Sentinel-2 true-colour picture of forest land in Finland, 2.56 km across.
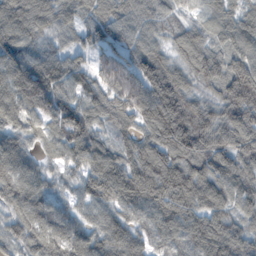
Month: November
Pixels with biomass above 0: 97%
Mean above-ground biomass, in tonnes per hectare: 105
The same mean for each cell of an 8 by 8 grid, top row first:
137 109 72 104 88 59 66 85
122 73 70 103 93 85 99 97
95 84 89 132 116 109 105 200
106 103 130 120 132 132 115 179
85 69 123 80 93 124 139 126
102 55 85 139 120 125 133 117
81 82 61 87 104 124 106 84
86 125 107 114 80 85 137 116
